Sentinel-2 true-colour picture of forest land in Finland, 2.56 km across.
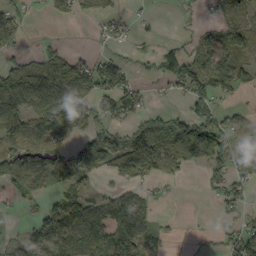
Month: September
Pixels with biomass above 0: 57%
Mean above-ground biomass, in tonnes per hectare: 56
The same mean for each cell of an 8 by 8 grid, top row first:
43 12 26 32 10 4 10 42
29 25 5 16 6 25 77 62
89 86 96 81 12 73 116 75
90 102 95 58 47 33 62 24
83 95 46 96 147 99 172 55
88 84 63 44 70 23 27 57
13 27 90 77 51 0 1 42
27 61 108 103 75 4 3 58
